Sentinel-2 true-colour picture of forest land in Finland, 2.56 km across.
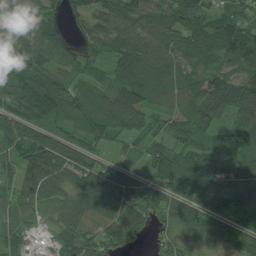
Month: July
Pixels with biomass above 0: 90%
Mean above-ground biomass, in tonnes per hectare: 87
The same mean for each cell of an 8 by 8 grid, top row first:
98 82 71 109 98 97 98 88
90 126 59 89 111 101 116 133
110 101 53 74 129 80 95 107
86 110 80 120 90 55 90 91
95 125 86 41 43 69 72 72
68 130 112 102 62 90 119 106
79 56 84 88 101 77 67 50
71 31 127 103 39 63 59 62
